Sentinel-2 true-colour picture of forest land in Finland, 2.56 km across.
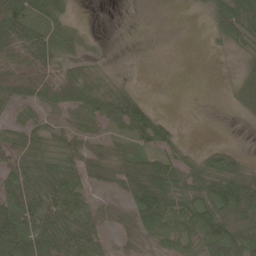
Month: May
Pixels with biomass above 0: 66%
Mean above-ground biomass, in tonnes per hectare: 42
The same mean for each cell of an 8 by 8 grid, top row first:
103 71 4 0 0 0 22 92
124 86 23 2 0 0 4 27
104 101 72 18 1 0 0 28
24 32 59 57 42 0 0 16
42 43 35 27 33 22 5 2
47 80 52 32 69 51 55 50
65 72 54 12 79 52 67 81
101 76 73 17 27 49 70 62
